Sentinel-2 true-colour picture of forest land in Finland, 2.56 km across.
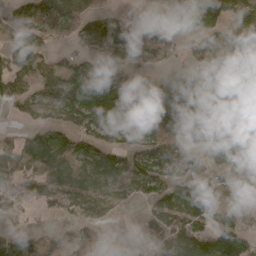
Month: April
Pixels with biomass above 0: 69%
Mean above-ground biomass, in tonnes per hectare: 79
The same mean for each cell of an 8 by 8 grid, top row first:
65 107 80 41 8 71 124 87
72 33 27 65 76 27 63 113
56 54 108 101 43 46 71 83
25 49 153 154 66 121 106 62
59 106 78 92 93 141 79 82
85 93 97 132 135 103 70 57
41 41 71 50 28 131 101 97
89 17 65 2 76 125 143 123
